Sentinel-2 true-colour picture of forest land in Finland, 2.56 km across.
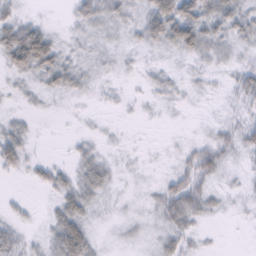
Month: February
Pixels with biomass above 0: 70%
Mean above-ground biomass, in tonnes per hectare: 17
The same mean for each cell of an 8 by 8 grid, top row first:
19 2 22 27 32 70 39 29
59 43 9 9 16 33 24 13
10 21 16 6 8 11 9 23
7 3 3 4 4 3 3 17
35 1 9 3 1 4 22 24
7 21 23 12 4 23 24 8
7 7 31 5 7 38 16 5
24 19 49 3 7 22 3 0
